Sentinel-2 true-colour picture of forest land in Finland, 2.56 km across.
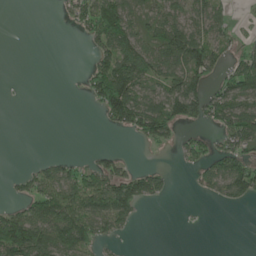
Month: May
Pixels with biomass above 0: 46%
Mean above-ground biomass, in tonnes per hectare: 53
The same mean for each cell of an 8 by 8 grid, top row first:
0 0 54 128 53 79 89 5
0 0 2 110 86 119 110 24
1 0 9 155 94 84 60 102
0 0 0 94 103 77 83 102
0 0 0 1 27 32 43 73
19 59 78 89 72 8 61 115
39 111 104 122 21 1 2 14
181 116 135 26 0 0 0 0
